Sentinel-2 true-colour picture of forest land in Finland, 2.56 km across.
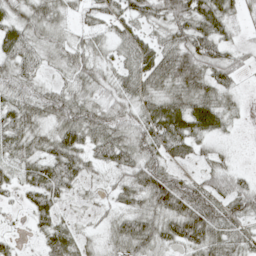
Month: May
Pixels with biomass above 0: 87%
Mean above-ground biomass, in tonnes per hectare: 44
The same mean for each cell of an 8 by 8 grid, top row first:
44 46 23 45 43 65 78 26
54 38 37 28 54 53 62 27
52 20 34 29 52 59 55 20
53 53 57 41 44 65 64 16
52 43 53 69 56 59 23 8
30 69 44 25 63 39 40 28
11 46 13 25 47 65 68 53
18 41 38 34 62 46 61 39
